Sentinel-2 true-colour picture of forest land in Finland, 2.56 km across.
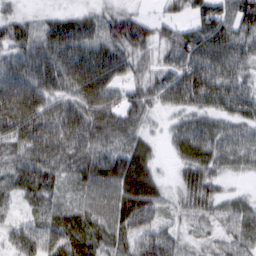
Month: March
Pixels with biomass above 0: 93%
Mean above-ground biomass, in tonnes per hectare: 59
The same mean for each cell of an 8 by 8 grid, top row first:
35 17 26 47 25 31 73 72
54 65 71 72 52 84 100 70
66 67 91 73 56 82 98 56
100 70 80 82 53 43 62 59
51 81 73 59 31 46 81 52
55 59 62 82 63 26 64 15
25 50 50 65 76 32 52 42
47 75 73 64 63 51 30 52
